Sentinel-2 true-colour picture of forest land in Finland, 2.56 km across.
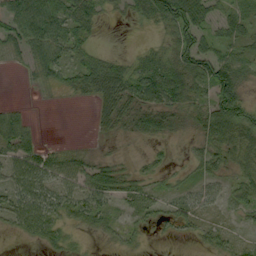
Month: September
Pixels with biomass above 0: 67%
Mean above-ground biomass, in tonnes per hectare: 32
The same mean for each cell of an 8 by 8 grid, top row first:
56 74 56 11 32 75 42 32
28 53 34 3 13 48 39 33
0 19 42 54 52 49 58 54
22 0 0 35 43 31 37 63
54 9 4 5 8 7 38 58
51 53 55 45 20 12 31 32
49 59 45 23 26 25 29 23
7 30 8 10 9 8 21 15
